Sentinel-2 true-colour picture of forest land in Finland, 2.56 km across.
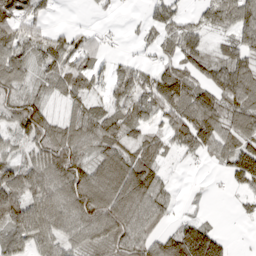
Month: March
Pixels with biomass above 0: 76%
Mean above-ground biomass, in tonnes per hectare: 71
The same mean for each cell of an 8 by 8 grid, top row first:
92 31 1 7 21 58 62 104
94 100 72 11 23 70 42 79
67 55 81 64 77 111 64 89
80 61 56 60 60 100 106 83
46 135 86 70 65 64 82 85
83 99 106 95 99 9 4 91
130 112 112 109 98 23 4 18
79 78 55 83 95 114 129 1
